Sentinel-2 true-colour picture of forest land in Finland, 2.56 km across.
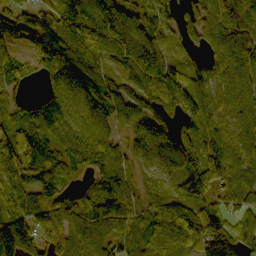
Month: October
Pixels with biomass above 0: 90%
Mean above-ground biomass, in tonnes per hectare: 88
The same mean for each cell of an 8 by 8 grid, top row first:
87 66 145 113 76 90 87 92
45 94 78 82 119 34 65 92
69 92 128 66 102 87 88 74
60 111 104 83 73 64 87 77
111 85 140 86 109 106 97 74
100 80 35 93 45 78 152 90
96 110 75 64 64 79 81 70
182 101 76 75 63 69 136 95
